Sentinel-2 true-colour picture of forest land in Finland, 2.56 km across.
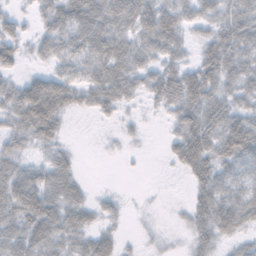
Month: November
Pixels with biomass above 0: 77%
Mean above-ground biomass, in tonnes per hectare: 38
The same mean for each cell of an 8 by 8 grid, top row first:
21 46 80 73 60 51 35 50
33 36 56 59 42 39 36 51
24 49 39 59 34 56 61 40
53 80 18 21 9 37 57 37
29 30 2 3 5 38 61 74
55 43 20 0 1 5 55 41
59 61 40 16 3 4 61 54
44 56 28 27 6 4 44 23
